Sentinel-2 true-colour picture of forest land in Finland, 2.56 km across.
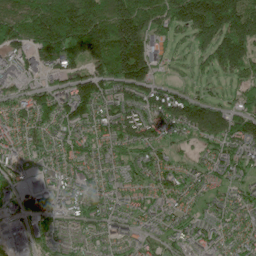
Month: June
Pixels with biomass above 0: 87%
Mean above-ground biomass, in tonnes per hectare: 99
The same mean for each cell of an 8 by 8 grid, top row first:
149 221 254 176 167 159 226 197
108 178 183 211 138 38 116 171
65 50 108 153 130 22 37 65
87 113 141 122 121 150 138 90
70 67 70 91 92 37 68 122
55 46 76 61 66 93 71 57
33 93 71 73 56 67 38 65
23 49 45 49 40 60 76 61
